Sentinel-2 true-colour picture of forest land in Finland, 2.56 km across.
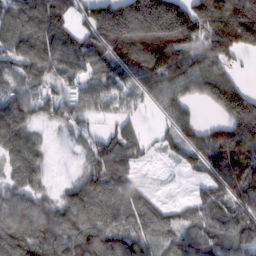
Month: February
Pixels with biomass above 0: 83%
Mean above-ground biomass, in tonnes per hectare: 111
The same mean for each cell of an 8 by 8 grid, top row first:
132 173 69 209 261 236 200 272
104 165 135 150 192 178 136 132
98 94 75 99 133 133 161 52
112 65 80 47 24 96 19 218
112 24 29 96 36 55 129 177
69 32 52 117 11 4 73 155
105 71 126 102 94 39 94 109
135 147 169 124 108 81 98 86
